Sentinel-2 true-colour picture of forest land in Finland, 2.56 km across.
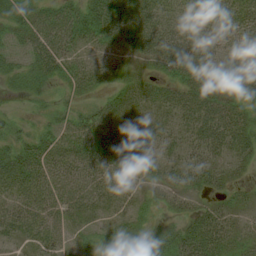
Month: August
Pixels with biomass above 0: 83%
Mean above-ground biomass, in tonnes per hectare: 34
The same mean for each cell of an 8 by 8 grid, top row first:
35 38 37 59 45 34 37 56
20 53 19 19 32 61 56 34
22 26 30 21 22 40 41 46
7 13 25 38 30 36 58 35
36 41 46 47 31 28 52 38
63 50 57 49 22 28 35 9
44 49 35 21 12 16 21 13
17 35 13 17 37 39 53 21
